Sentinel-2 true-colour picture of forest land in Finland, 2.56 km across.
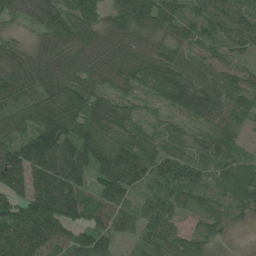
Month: June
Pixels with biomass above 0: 94%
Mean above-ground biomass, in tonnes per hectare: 70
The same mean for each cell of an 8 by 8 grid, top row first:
37 89 119 80 126 81 93 88
33 45 59 48 52 68 57 71
74 57 64 54 72 97 68 62
45 83 86 73 25 43 75 60
82 137 89 51 57 50 63 34
87 109 83 112 71 73 44 65
80 112 83 94 67 61 54 49
106 73 66 58 61 72 47 2
